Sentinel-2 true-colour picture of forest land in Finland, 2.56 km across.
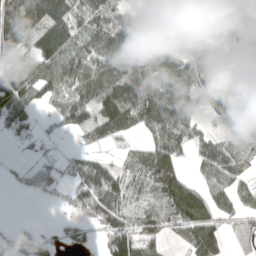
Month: April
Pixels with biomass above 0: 75%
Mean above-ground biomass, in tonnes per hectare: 86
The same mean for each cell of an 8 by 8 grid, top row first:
160 153 96 90 70 61 57 93
104 148 100 138 125 93 115 129
132 109 98 129 136 126 75 134
131 23 93 143 134 126 49 72
28 26 19 34 60 85 55 60
20 76 87 86 94 101 46 45
0 12 51 106 98 148 101 68
65 43 49 103 102 34 104 58
